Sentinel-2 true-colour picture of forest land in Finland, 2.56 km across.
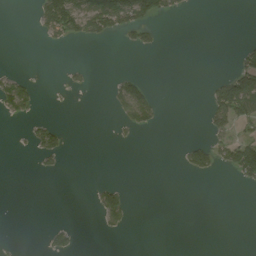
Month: August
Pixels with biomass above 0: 15%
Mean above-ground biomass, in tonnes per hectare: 22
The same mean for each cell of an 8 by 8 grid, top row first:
0 105 118 142 73 16 0 0
0 9 2 0 27 0 0 21
37 1 9 15 25 0 12 111
39 1 0 18 70 0 52 97
1 49 0 5 1 2 54 84
0 5 0 0 0 3 25 45
0 0 0 72 0 0 0 0
3 25 7 1 0 0 0 0
